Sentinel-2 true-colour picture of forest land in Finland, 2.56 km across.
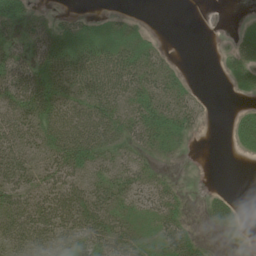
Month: June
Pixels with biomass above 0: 64%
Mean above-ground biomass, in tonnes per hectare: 36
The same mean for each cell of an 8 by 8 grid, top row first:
49 17 18 12 3 0 0 3
30 64 51 48 35 2 0 41
63 63 67 70 57 31 0 26
59 76 60 58 59 49 7 17
65 68 85 54 43 19 0 23
52 48 44 44 37 5 0 0
53 68 63 44 32 34 22 12
42 45 51 49 34 53 8 0
